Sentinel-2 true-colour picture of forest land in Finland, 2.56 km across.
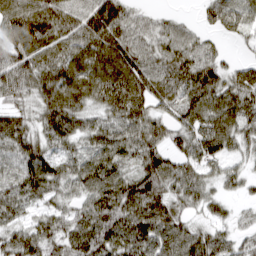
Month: March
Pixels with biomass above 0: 91%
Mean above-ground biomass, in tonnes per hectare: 70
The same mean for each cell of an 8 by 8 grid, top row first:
90 84 68 97 28 18 31 67
78 72 71 88 63 78 44 11
76 82 87 97 86 87 96 65
59 76 72 72 76 58 91 91
72 57 50 91 86 52 91 55
65 85 83 92 96 82 48 42
58 41 52 98 103 62 44 17
76 70 82 91 90 97 72 38
